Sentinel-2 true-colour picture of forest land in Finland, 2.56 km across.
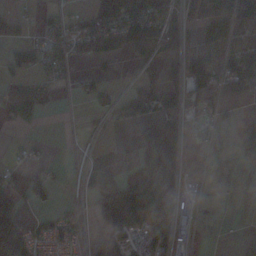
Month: November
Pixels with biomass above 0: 54%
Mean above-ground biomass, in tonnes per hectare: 47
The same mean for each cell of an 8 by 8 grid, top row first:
37 23 47 123 117 56 70 75
46 81 48 55 50 47 31 60
36 35 27 17 27 58 89 80
56 17 4 28 56 70 33 25
8 9 7 5 92 84 8 35
50 33 15 16 104 73 2 2
126 28 15 110 108 47 5 1
140 64 38 84 35 40 11 8
